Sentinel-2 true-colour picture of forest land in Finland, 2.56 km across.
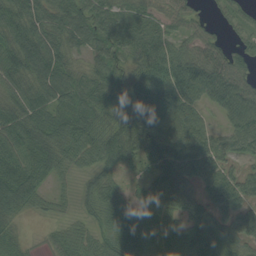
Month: August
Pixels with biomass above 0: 88%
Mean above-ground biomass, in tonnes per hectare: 66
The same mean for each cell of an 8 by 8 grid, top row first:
69 70 76 72 64 42 20 50
79 85 46 61 84 47 61 44
69 92 59 73 98 99 100 68
75 80 75 67 106 83 33 85
67 79 69 93 86 90 69 68
73 40 26 45 36 103 56 50
56 22 24 67 73 77 63 68
34 18 53 65 82 70 97 59
